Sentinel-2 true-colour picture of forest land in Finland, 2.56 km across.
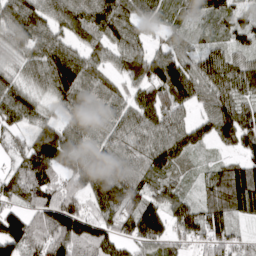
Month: March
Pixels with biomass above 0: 91%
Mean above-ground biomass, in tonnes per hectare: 95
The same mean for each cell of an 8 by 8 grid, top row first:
124 96 108 131 70 50 61 49
80 121 73 78 70 78 57 60
64 104 125 68 103 150 117 116
113 47 96 97 103 100 88 112
54 131 97 92 95 95 52 97
83 105 100 116 90 48 58 148
80 139 91 111 125 98 81 109
168 138 154 101 109 75 83 50
